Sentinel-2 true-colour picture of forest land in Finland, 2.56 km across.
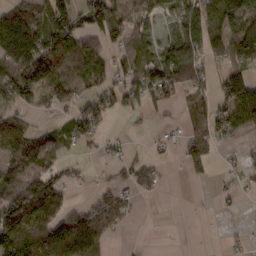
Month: February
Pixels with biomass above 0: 60%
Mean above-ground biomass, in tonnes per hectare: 69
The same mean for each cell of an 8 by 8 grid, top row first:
126 117 84 93 56 60 111 130
189 141 128 42 63 73 81 124
122 117 81 54 86 128 50 117
48 25 73 52 39 23 77 116
104 88 43 14 6 23 63 19
79 97 15 18 45 1 20 16
194 155 49 73 2 0 4 6
140 174 141 19 0 0 5 8
